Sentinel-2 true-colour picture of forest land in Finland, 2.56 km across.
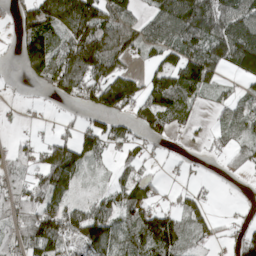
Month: April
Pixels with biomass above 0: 68%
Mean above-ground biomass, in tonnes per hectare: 86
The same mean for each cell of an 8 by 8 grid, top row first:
63 144 213 134 55 173 170 129
51 118 154 121 84 119 139 203
8 111 149 135 78 119 112 65
8 14 42 109 91 84 18 55
30 72 137 70 61 12 29 47
67 142 50 38 56 19 9 21
87 114 72 78 102 61 45 8
77 160 125 106 123 102 40 84
